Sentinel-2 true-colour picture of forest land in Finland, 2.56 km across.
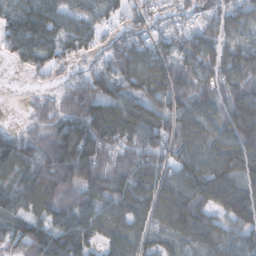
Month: November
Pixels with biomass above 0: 88%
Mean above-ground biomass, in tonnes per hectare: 79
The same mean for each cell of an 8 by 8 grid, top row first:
82 86 52 37 45 44 50 67
63 88 53 53 76 69 87 95
0 18 61 79 107 100 74 89
1 41 107 111 100 89 88 128
93 81 130 88 83 78 99 126
73 106 74 89 100 90 139 101
64 73 77 69 87 133 85 112
68 93 88 60 65 57 77 71
